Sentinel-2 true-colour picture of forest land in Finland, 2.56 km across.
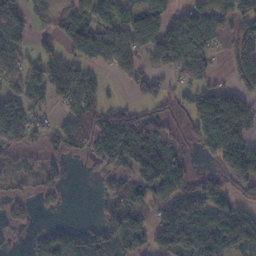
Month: November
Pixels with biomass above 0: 66%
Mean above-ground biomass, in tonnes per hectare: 76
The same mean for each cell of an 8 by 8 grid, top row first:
63 32 66 87 92 47 93 99
59 37 108 98 78 121 68 110
76 108 95 16 76 36 58 92
85 46 88 80 52 35 115 136
68 52 64 189 156 33 81 124
47 51 0 60 120 96 43 125
38 19 0 64 71 127 110 70
3 71 77 78 71 123 94 82
